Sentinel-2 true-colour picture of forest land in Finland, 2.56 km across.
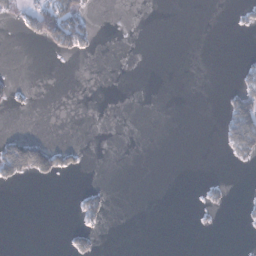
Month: January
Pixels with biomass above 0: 10%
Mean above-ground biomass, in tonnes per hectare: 9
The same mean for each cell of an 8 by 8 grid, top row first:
15 88 51 0 0 0 0 7
0 17 32 0 0 0 0 1
7 0 0 0 0 0 0 15
4 0 0 0 0 0 0 63
65 32 5 0 0 0 0 56
35 33 4 0 0 0 2 0
0 0 19 7 0 0 10 3
0 0 21 0 0 0 0 0
